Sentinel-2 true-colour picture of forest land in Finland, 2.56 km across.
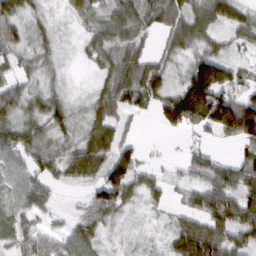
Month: March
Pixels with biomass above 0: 80%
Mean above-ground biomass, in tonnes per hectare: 50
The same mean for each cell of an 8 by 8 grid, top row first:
58 19 33 48 60 74 69 56
46 29 15 60 36 41 31 22
41 22 4 61 92 24 131 54
55 53 18 52 31 102 149 149
72 44 45 72 13 2 23 45
53 39 45 91 39 15 66 69
42 29 28 74 21 17 72 72
35 39 65 11 11 51 108 47
